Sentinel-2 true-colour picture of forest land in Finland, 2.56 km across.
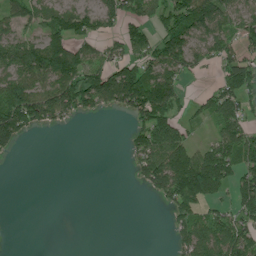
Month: July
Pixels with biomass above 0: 54%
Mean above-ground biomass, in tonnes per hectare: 71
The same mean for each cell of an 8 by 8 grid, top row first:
68 62 83 82 61 134 155 66
93 123 74 42 83 111 78 67
101 121 149 146 162 89 13 112
174 137 75 39 135 71 67 108
43 0 0 0 94 111 55 141
0 0 0 0 72 160 199 97
0 0 0 0 0 76 54 95
0 0 0 0 0 56 125 116
